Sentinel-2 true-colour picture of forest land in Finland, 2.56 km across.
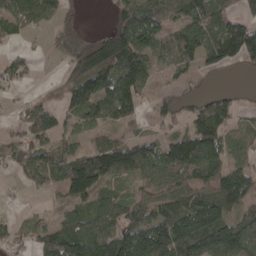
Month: April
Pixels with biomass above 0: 68%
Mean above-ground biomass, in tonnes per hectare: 76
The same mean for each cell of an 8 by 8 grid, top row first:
72 52 10 32 110 68 88 51
12 12 67 144 101 85 103 159
29 3 119 133 97 22 10 1
15 81 81 110 34 42 95 33
47 77 32 72 85 98 147 29
18 60 168 102 59 79 90 122
6 12 53 71 79 103 155 77
22 93 144 126 156 169 150 113
